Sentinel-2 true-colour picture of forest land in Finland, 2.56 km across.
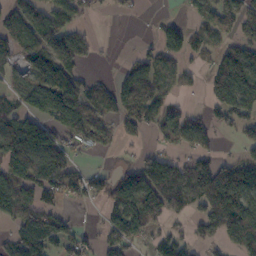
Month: October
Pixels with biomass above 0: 61%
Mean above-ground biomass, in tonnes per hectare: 76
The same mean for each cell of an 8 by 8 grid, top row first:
50 77 41 10 5 16 75 91
67 99 88 4 25 88 55 90
47 111 76 36 113 62 59 136
81 105 100 76 122 59 43 92
138 149 62 33 23 77 47 34
122 150 74 52 95 89 101 122
117 80 18 89 144 48 91 145
86 95 60 90 54 80 32 93
